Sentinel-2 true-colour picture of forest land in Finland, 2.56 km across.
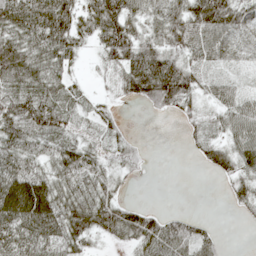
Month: May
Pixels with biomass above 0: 76%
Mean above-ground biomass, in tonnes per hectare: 51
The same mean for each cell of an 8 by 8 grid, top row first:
80 101 66 101 57 71 118 83
76 74 36 78 66 51 72 45
53 60 14 35 105 101 30 15
72 69 23 25 9 39 22 59
68 40 47 31 11 0 42 60
93 58 70 34 8 0 9 40
104 90 74 61 32 5 0 17
75 73 48 23 61 80 31 0
